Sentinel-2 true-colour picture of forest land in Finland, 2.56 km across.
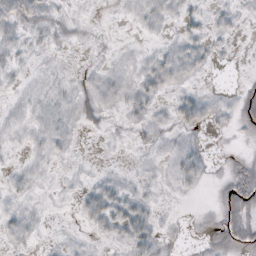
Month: October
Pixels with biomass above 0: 50%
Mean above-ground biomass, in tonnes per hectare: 7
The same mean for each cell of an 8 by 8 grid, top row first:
24 12 2 1 9 9 6 5
11 5 2 2 3 9 8 1
4 4 3 9 14 12 1 2
6 9 10 5 9 11 10 16
4 9 1 1 3 6 2 2
6 3 3 5 4 7 3 13
6 2 9 17 8 1 2 24
7 2 3 8 11 1 5 17
